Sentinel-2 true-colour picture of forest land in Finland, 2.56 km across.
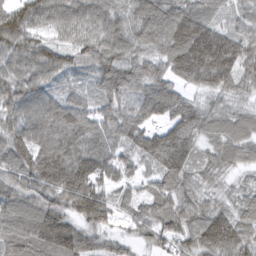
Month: March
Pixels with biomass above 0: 96%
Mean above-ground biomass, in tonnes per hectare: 96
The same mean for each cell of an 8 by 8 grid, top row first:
105 104 102 84 103 114 80 56
99 77 90 110 80 143 185 103
102 77 30 111 103 84 112 84
94 115 100 98 100 120 78 60
114 114 116 106 111 144 58 81
91 145 166 100 62 102 55 28
115 105 144 86 68 93 72 51
99 138 101 48 42 78 107 92
